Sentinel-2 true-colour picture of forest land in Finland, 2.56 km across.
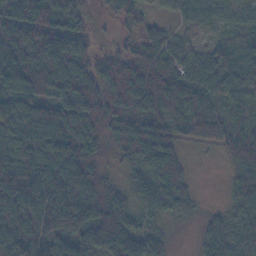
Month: November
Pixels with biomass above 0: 92%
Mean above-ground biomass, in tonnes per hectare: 88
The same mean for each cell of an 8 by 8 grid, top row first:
108 114 54 28 43 45 61 58
121 127 69 31 64 60 59 82
116 91 97 79 110 97 95 100
115 121 142 103 84 79 83 46
112 150 159 75 112 63 45 58
141 150 134 45 86 98 0 67
129 168 148 125 77 70 12 88
117 115 96 112 81 6 57 74
